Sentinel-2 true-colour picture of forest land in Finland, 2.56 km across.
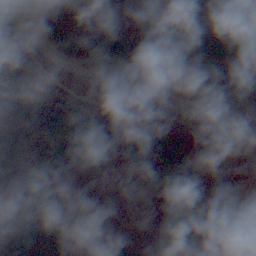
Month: November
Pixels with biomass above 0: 48%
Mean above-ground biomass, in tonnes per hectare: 34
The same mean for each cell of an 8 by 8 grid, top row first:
15 64 1 1 1 6 1 1
9 44 72 69 52 85 67 98
56 24 11 5 7 6 1 2
93 117 36 6 42 13 17 8
106 100 48 9 29 36 7 3
105 40 3 6 3 56 6 1
97 9 5 2 4 63 54 2
143 110 13 3 4 46 28 3
